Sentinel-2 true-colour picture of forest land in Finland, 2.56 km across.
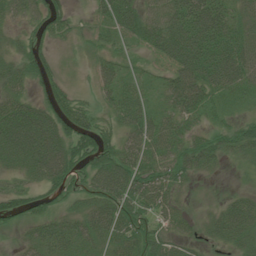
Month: July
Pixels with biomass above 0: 84%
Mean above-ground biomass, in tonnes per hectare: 42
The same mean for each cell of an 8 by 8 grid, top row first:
27 52 10 52 52 71 82 32
22 23 13 25 28 73 86 63
34 36 4 36 19 49 77 56
55 57 41 27 41 39 36 17
77 91 67 40 53 48 43 45
25 66 40 66 56 40 12 7
43 32 23 55 53 31 15 44
10 40 33 38 53 35 20 37
